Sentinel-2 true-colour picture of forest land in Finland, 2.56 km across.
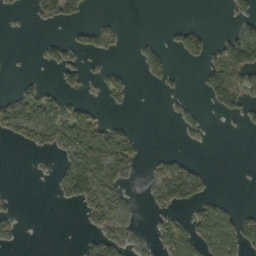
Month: October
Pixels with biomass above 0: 32%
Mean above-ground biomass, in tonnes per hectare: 29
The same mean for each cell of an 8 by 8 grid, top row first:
7 39 21 3 0 0 0 31
0 20 23 19 16 19 40 113
6 4 19 32 12 9 62 65
70 58 35 7 0 12 9 32
20 50 93 97 12 2 5 0
0 4 96 71 10 78 18 0
10 0 25 63 9 38 47 14
20 0 13 54 12 72 55 63
